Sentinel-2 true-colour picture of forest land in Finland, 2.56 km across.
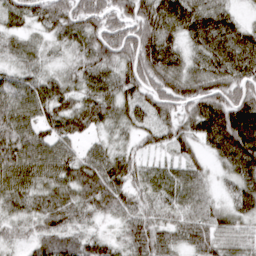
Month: March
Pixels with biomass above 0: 93%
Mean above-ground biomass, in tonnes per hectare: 62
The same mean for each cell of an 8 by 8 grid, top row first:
44 69 87 76 92 95 65 26
35 27 48 85 99 59 91 97
44 41 48 57 81 76 79 83
67 59 68 54 50 58 96 107
83 66 36 35 36 52 64 138
82 65 73 77 37 39 29 81
44 53 56 56 44 52 43 57
28 54 46 29 63 40 63 57
